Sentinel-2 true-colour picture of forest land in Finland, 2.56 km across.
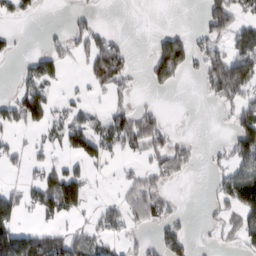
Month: February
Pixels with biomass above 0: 41%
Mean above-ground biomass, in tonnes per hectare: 48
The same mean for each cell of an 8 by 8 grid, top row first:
34 0 19 0 0 0 85 57
13 31 43 81 0 137 56 81
20 64 13 83 17 55 74 173
77 70 29 41 40 0 0 56
20 25 90 61 70 40 4 85
9 59 52 8 40 36 12 101
68 69 61 42 82 16 10 81
142 67 67 40 13 83 4 42
